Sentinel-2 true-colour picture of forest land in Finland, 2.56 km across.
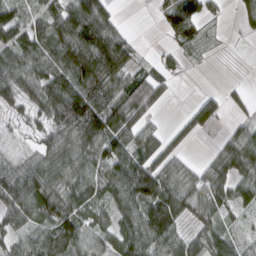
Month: March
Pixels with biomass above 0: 77%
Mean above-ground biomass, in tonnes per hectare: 64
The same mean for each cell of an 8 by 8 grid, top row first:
63 56 123 54 0 98 35 34
79 80 129 143 6 30 12 2
83 80 114 100 60 8 0 5
26 68 144 114 48 6 65 20
9 52 102 104 62 32 5 85
82 88 79 81 123 73 63 59
69 76 72 57 96 100 61 39
45 79 88 48 99 72 59 31
